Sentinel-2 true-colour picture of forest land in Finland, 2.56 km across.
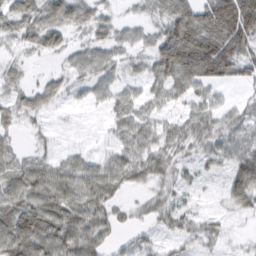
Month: February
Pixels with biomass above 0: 81%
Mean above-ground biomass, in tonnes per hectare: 51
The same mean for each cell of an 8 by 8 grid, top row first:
75 66 52 26 25 107 107 202
29 46 28 43 35 159 174 105
31 26 32 38 42 91 92 42
47 30 8 35 37 21 48 34
21 17 8 23 50 40 38 49
70 69 69 62 40 29 13 64
61 75 70 43 23 31 7 35
94 76 77 28 18 23 25 7
